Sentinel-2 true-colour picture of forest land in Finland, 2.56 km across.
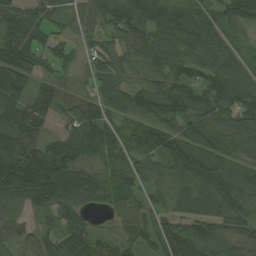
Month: August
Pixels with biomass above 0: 93%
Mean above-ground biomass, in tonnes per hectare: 88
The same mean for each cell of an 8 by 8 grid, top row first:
109 76 57 92 103 80 63 110
171 78 43 70 89 91 93 47
113 54 46 83 65 85 73 87
97 83 81 59 92 84 97 91
132 73 105 70 87 105 106 86
144 180 118 98 70 78 103 85
72 104 75 52 56 70 93 91
58 71 100 51 64 132 127 97
